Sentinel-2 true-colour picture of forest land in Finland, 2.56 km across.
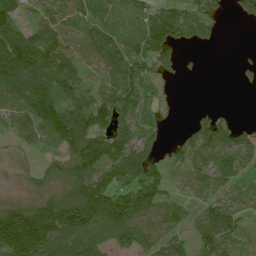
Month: July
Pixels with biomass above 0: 77%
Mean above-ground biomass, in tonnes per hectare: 83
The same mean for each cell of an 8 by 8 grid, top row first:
77 46 60 34 57 92 66 34
129 109 57 91 86 84 23 3
112 118 104 75 113 28 1 10
75 116 139 132 70 13 27 4
30 60 123 155 98 40 124 90
14 47 127 119 145 25 101 64
108 121 175 194 124 61 70 61
214 175 126 103 87 59 73 27
